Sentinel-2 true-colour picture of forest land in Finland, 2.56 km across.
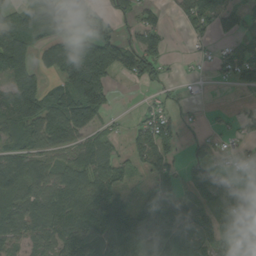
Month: August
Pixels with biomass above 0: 66%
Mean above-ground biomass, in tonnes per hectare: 62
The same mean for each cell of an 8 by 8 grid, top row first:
59 119 83 45 30 33 70 57
110 62 76 105 85 1 13 37
69 40 129 45 51 14 8 49
105 107 147 27 23 18 4 15
53 74 55 33 63 40 24 21
86 63 87 77 23 34 49 19
73 95 107 131 49 85 65 55
56 66 110 128 96 89 77 59
